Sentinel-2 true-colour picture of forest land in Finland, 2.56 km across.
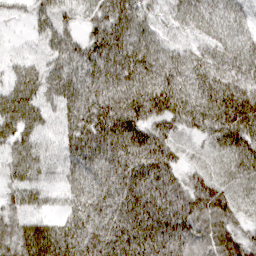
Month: March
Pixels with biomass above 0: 96%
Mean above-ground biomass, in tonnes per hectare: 66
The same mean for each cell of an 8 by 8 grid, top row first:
21 52 46 81 59 42 46 40
17 40 60 93 69 35 40 53
54 62 67 75 85 81 74 89
91 47 68 90 91 103 112 122
76 33 69 88 84 46 43 77
60 38 54 64 82 60 57 59
55 40 57 64 85 83 86 53
83 100 76 74 78 78 54 67
